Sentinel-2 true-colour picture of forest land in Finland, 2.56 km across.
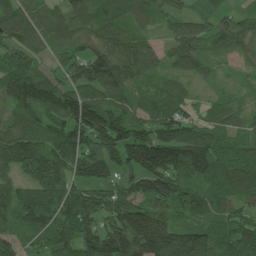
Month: July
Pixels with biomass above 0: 92%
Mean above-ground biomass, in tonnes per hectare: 101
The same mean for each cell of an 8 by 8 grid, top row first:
111 90 93 94 63 51 39 37
82 65 82 118 83 72 53 55
126 92 112 143 55 54 33 15
88 104 180 114 71 80 43 41
143 113 130 143 177 157 122 72
70 131 95 85 153 132 119 153
113 132 147 115 106 94 85 64
69 103 147 167 194 178 124 117
